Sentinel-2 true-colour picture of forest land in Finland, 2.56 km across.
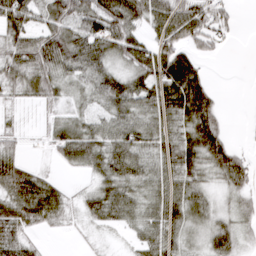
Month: March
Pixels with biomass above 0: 78%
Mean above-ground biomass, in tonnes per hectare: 44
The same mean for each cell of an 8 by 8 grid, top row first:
70 54 70 80 61 74 67 12
53 74 61 57 54 63 33 2
51 61 32 49 53 98 30 0
11 11 22 41 46 67 71 0
24 22 76 57 50 57 85 11
76 21 11 52 48 47 32 54
65 66 22 59 44 49 35 23
48 4 4 5 37 31 35 29
